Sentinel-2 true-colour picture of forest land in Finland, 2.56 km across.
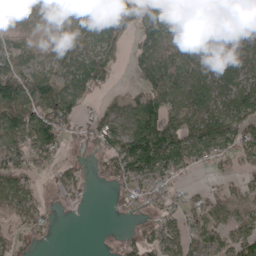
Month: April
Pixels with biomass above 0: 75%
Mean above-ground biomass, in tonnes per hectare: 63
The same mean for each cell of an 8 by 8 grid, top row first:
32 25 50 118 77 102 54 89
60 23 44 52 75 67 91 36
101 80 84 22 71 101 104 80
77 99 43 46 116 88 75 87
83 106 39 83 171 120 95 84
95 28 29 66 81 47 14 39
59 26 14 12 35 38 64 37
36 16 0 8 54 64 46 57
